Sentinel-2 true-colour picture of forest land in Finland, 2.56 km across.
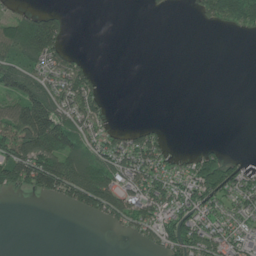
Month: June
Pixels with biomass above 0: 46%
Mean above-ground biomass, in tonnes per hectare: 51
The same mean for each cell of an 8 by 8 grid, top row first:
41 66 0 0 3 1 52 84
74 126 8 0 0 0 0 0
93 58 93 0 0 0 0 0
98 132 103 15 0 0 0 0
148 130 72 79 109 3 10 0
118 166 138 94 97 58 130 62
0 1 73 112 102 82 66 54
0 0 0 2 45 112 108 62
